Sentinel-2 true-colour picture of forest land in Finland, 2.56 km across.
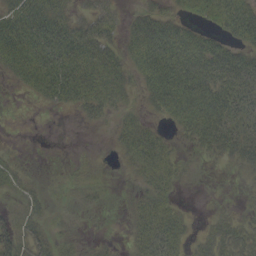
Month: September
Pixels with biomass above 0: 62%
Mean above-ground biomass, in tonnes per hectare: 27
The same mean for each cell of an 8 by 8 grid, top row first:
49 53 20 18 30 23 27 49
60 71 47 26 62 63 41 30
20 50 53 38 38 74 57 48
0 5 17 20 15 46 69 36
0 0 0 9 38 11 35 40
15 1 4 1 21 17 0 7
11 12 6 2 25 17 2 8
37 19 7 4 28 28 24 34
